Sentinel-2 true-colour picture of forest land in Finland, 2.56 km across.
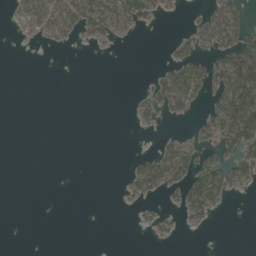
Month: May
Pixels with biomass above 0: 25%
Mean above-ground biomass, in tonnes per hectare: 18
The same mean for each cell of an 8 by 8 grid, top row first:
15 55 58 54 35 3 26 34
1 7 4 3 0 17 26 77
0 0 0 0 3 55 38 125
0 0 0 0 18 19 28 112
0 0 0 0 0 23 24 63
0 0 0 0 53 43 59 35
0 0 0 0 9 13 40 0
0 0 0 0 1 7 0 0
